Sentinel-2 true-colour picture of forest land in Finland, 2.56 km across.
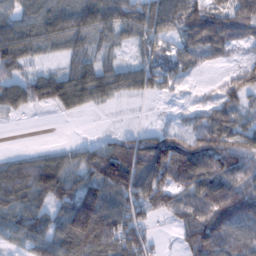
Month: February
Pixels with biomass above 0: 84%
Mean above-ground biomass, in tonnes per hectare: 70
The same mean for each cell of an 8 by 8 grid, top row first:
39 54 76 46 44 72 107 100
67 32 47 29 41 61 95 33
42 56 66 43 40 45 7 67
27 18 32 8 4 9 52 67
0 7 19 60 96 112 117 89
85 119 64 131 123 152 127 96
71 68 150 101 98 81 125 121
39 80 156 135 87 28 142 81
